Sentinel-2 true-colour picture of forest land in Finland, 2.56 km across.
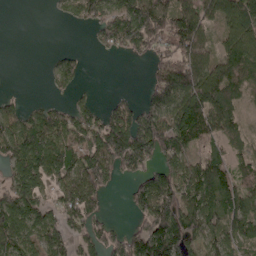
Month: April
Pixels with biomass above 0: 70%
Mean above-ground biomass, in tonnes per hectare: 85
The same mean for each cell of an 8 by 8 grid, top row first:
0 5 80 100 160 124 74 104
0 3 9 64 81 110 62 112
0 23 37 0 20 155 133 83
60 65 72 56 83 142 163 39
132 145 103 152 136 107 64 36
105 118 129 70 84 104 116 67
162 71 109 5 92 133 90 98
114 94 53 71 142 168 80 67
